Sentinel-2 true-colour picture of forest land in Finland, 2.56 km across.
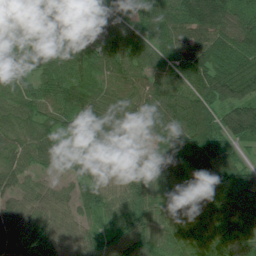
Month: July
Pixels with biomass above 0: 96%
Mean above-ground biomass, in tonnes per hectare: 79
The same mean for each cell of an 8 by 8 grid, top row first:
75 114 111 90 76 91 129 89
77 69 87 111 78 84 95 94
70 81 75 70 63 74 97 122
78 63 99 73 72 76 97 151
68 91 50 56 26 96 135 72
62 30 53 39 64 78 129 79
42 49 60 61 71 57 56 97
82 79 53 75 82 59 77 107
